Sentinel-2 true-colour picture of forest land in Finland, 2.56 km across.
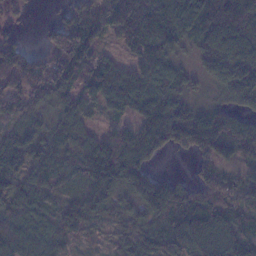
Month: January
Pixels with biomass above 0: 86%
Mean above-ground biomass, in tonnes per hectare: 84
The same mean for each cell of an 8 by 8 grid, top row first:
16 3 71 84 132 137 139 113
74 68 154 25 111 74 95 124
129 126 95 138 99 67 61 147
53 64 67 54 90 99 86 57
93 73 72 112 119 80 132 99
77 61 69 127 86 35 52 46
62 50 67 51 93 144 103 74
76 74 29 25 77 90 116 88
